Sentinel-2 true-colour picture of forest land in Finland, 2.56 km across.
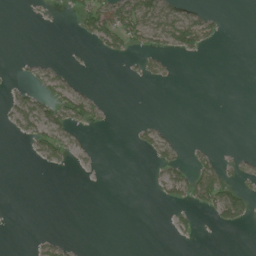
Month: July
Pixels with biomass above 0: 21%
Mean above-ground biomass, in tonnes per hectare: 17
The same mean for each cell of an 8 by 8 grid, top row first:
0 2 36 80 84 60 30 0
0 0 2 35 32 51 20 0
5 35 6 0 13 4 0 0
46 61 61 4 0 0 0 0
2 56 17 0 22 21 5 1
0 1 2 0 1 44 64 25
0 0 0 0 0 16 42 77
0 18 2 0 0 4 0 0
